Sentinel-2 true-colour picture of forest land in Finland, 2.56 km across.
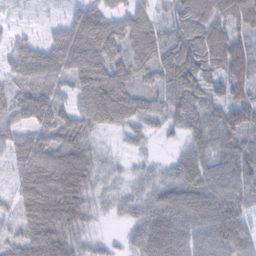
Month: February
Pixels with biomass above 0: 93%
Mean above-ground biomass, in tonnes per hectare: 72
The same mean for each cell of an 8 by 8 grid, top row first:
15 16 61 54 61 63 105 110
44 62 98 78 93 80 110 95
59 81 69 92 46 88 74 95
85 118 78 99 68 74 73 115
64 84 85 13 28 18 67 85
49 120 112 32 33 56 74 88
44 116 79 29 50 91 95 70
65 117 55 17 81 86 73 81
